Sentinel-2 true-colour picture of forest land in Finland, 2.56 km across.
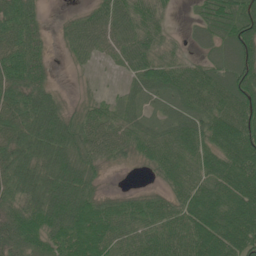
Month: June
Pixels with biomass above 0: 86%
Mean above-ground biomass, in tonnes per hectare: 63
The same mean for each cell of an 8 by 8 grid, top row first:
74 10 30 67 63 8 68 101
77 27 51 46 68 24 50 106
78 36 4 3 57 69 76 96
75 79 32 36 33 48 68 91
68 96 69 63 58 74 65 100
73 81 78 3 6 59 64 93
61 96 85 51 59 60 85 93
71 72 95 73 75 85 100 91
